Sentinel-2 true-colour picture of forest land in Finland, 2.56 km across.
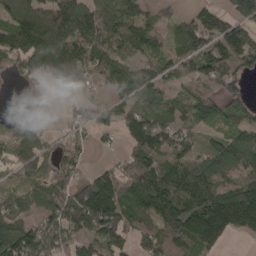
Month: April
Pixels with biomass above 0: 79%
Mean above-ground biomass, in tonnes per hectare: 97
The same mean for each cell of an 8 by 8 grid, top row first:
148 168 167 97 66 37 91 132
128 220 120 89 74 63 95 172
37 105 100 93 76 64 99 77
6 34 59 55 76 75 89 56
85 52 41 16 117 94 48 88
38 71 49 86 150 125 94 85
72 91 161 144 107 151 178 223
140 120 85 122 73 129 152 26
